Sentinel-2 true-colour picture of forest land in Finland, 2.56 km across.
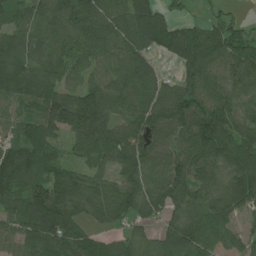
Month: July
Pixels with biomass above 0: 89%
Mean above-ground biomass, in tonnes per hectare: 90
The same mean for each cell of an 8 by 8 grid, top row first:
48 91 103 84 115 36 27 17
61 71 84 89 78 123 124 83
111 92 55 81 81 64 99 89
46 102 160 103 99 145 162 88
68 69 78 92 103 86 151 119
101 74 75 63 90 96 113 134
78 180 78 94 79 73 100 94
71 119 90 53 63 106 96 48
